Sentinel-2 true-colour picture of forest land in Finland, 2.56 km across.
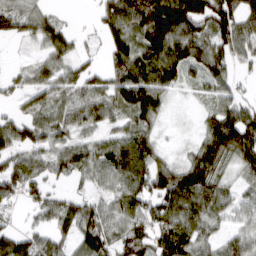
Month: March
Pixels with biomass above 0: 80%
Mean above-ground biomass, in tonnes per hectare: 75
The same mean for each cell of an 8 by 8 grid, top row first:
84 52 2 90 142 161 117 109
3 82 33 80 114 124 91 80
32 67 75 77 110 69 68 34
34 76 87 73 114 3 45 97
82 65 73 78 83 5 98 123
86 54 51 88 99 102 101 43
28 71 82 53 62 102 85 44
84 62 85 81 80 120 51 66
